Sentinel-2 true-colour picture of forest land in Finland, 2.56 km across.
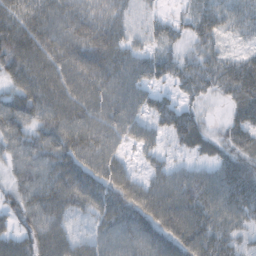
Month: October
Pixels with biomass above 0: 91%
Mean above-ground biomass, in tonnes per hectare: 57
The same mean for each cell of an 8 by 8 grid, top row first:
73 74 63 54 22 25 56 45
95 85 73 69 33 32 41 17
65 84 80 65 47 38 54 88
76 75 75 60 41 48 15 52
57 63 75 49 38 27 33 49
40 64 69 69 31 49 49 62
43 74 46 63 79 90 78 69
55 76 37 60 67 76 80 40
